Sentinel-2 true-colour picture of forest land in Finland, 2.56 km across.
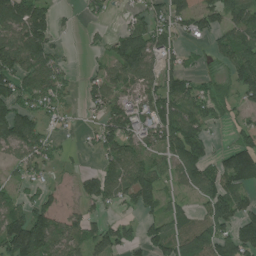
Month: July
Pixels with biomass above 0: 69%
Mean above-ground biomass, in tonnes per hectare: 89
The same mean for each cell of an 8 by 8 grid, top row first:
152 86 15 14 84 88 95 97
128 107 6 82 166 71 36 127
130 111 21 105 94 96 57 136
141 68 19 101 105 127 94 48
128 63 14 118 90 128 75 74
50 33 47 98 115 79 101 154
85 84 50 43 78 52 85 96
179 129 94 109 81 110 138 120
